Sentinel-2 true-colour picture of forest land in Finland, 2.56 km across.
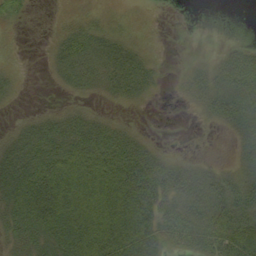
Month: September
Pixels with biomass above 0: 68%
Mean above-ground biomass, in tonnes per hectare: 28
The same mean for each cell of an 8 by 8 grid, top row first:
10 1 9 6 2 0 0 0
4 7 37 32 9 1 1 11
7 3 26 35 29 5 23 37
3 10 16 6 2 1 22 33
29 41 40 44 20 1 1 14
41 54 65 63 57 51 32 25
39 60 64 69 54 49 57 43
27 37 57 76 52 40 46 61
